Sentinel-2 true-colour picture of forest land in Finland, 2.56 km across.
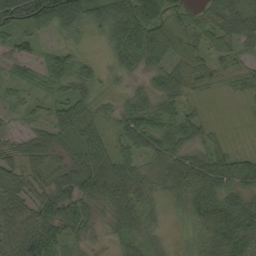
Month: September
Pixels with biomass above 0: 93%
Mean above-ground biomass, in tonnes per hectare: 55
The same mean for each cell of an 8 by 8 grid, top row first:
108 105 84 87 107 45 51 74
54 24 25 49 101 76 50 49
28 43 53 20 34 61 38 32
24 39 65 31 57 53 18 11
31 61 59 40 59 60 45 13
55 61 88 79 38 64 80 58
59 87 82 52 47 26 84 70
78 86 39 19 39 13 62 78
